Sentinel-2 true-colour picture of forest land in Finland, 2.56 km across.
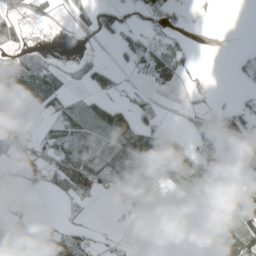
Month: April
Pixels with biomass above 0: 47%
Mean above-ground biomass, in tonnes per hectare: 44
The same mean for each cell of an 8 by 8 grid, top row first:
44 34 24 58 34 26 7 0
50 5 6 10 55 38 0 6
92 58 36 46 30 41 3 21
2 41 46 77 35 4 31 41
45 55 76 69 79 41 64 48
22 73 101 86 80 92 115 40
47 0 8 8 15 16 142 64
82 67 58 13 0 16 77 92
